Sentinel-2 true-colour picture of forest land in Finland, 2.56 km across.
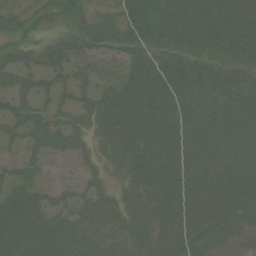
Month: August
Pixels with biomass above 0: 87%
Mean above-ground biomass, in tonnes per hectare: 51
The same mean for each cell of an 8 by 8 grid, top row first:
30 22 35 34 91 64 59 48
29 29 39 41 65 55 53 51
50 37 38 34 94 85 79 46
43 37 39 76 78 69 66 68
22 44 23 59 77 80 76 61
36 18 23 22 63 76 65 57
64 54 46 51 47 62 40 52
54 57 45 36 35 44 43 58
